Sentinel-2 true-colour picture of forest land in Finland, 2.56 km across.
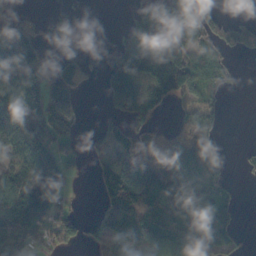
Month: October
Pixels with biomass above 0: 61%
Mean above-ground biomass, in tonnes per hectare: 69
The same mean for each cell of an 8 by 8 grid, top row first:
24 19 8 0 94 126 54 16
112 18 11 25 101 148 65 57
75 65 61 91 108 161 69 9
106 123 47 45 84 26 48 0
84 95 34 73 68 97 71 3
96 141 15 86 107 59 91 7
156 124 10 94 93 67 90 27
88 48 38 85 115 92 118 26
